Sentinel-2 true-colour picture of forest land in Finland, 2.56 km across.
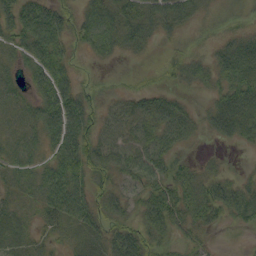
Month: September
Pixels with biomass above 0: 81%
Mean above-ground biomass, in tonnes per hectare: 41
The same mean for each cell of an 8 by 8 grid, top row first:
57 71 37 63 52 51 20 10
38 70 21 43 24 13 19 52
26 66 17 7 9 20 28 58
42 68 64 32 44 45 33 93
41 48 70 59 54 38 7 25
40 61 54 44 59 40 32 17
29 54 73 40 42 54 53 48
37 21 40 51 37 25 15 1
